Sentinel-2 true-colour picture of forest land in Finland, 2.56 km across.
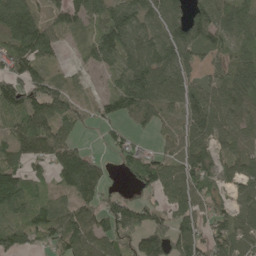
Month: May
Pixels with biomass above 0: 82%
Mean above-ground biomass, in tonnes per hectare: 86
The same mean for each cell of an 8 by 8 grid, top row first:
154 48 71 104 95 86 135 99
116 96 24 105 105 124 81 50
113 83 12 31 141 124 57 108
107 124 50 57 90 58 128 81
92 121 39 44 26 62 87 77
109 39 151 20 106 100 112 94
105 78 72 98 77 61 59 56
96 84 101 75 99 108 96 92
